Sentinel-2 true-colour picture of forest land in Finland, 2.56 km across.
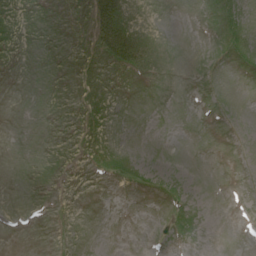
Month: June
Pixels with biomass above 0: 16%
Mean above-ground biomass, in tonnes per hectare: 3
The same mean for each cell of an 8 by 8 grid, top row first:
2 0 7 36 1 0 2 9
1 0 6 39 16 0 2 11
0 0 6 3 2 0 1 0
0 0 5 2 0 0 0 0
0 0 3 4 0 0 0 0
0 1 0 9 6 4 0 0
0 0 0 0 0 2 0 0
0 0 0 0 0 1 0 0
